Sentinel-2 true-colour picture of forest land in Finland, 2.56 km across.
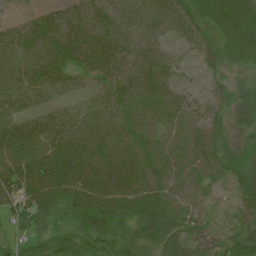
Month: July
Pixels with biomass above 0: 95%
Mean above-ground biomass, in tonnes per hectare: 57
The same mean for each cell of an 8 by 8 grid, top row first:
36 55 55 62 53 53 42 67
63 76 78 74 52 27 43 49
57 61 33 53 66 30 24 22
53 45 43 52 67 58 42 51
75 61 70 68 71 62 68 28
76 86 92 83 77 64 56 53
59 67 69 72 68 59 35 52
27 49 51 55 56 72 58 67
